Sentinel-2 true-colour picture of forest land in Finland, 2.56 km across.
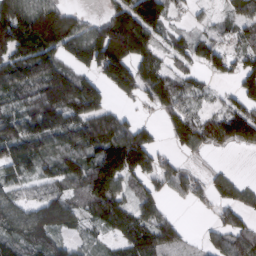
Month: March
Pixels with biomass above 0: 76%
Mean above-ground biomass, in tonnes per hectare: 87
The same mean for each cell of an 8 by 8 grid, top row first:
161 151 51 86 153 28 20 72
143 139 119 171 100 60 72 60
124 128 111 113 108 79 31 68
82 136 117 69 16 92 49 92
106 81 106 144 108 55 72 62
64 66 112 141 82 76 49 22
83 143 100 135 71 11 23 82
80 79 36 54 131 74 38 94
